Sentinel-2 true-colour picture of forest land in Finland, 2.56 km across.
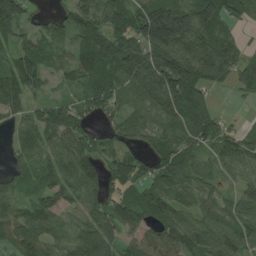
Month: July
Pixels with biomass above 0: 87%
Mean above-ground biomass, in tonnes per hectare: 88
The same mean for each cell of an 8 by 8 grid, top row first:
106 24 85 99 135 184 158 50
66 59 74 89 158 188 157 55
139 53 65 92 169 203 93 60
51 71 60 52 72 136 81 4
43 70 80 54 51 105 71 83
50 76 119 63 59 99 62 60
65 104 68 94 115 101 71 90
67 71 79 72 71 122 95 94
